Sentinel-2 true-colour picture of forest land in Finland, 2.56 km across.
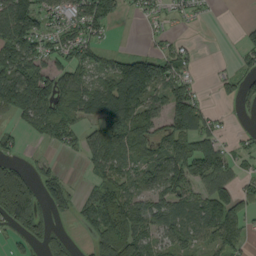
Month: September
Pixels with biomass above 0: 63%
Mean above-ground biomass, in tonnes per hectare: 63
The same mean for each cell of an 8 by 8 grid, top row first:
108 45 68 53 21 16 5 1
93 51 65 14 5 29 0 24
119 93 79 79 36 59 2 42
87 120 88 118 85 127 48 7
24 37 46 87 74 71 64 16
145 43 5 62 62 97 107 28
234 58 49 129 83 83 97 70
28 55 10 148 79 68 47 46
